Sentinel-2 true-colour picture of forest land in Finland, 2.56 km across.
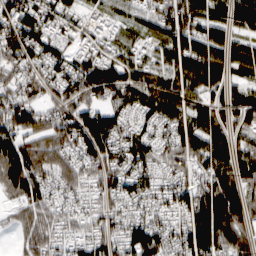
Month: March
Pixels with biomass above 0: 89%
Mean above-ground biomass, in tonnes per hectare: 82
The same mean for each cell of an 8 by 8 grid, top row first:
93 59 34 43 52 113 82 84
103 75 43 44 47 97 103 61
64 76 104 106 72 82 112 35
99 60 89 82 75 82 105 91
84 99 85 86 89 94 110 67
83 82 75 106 78 62 93 94
50 68 47 64 66 84 159 119
30 74 74 89 146 89 140 102
